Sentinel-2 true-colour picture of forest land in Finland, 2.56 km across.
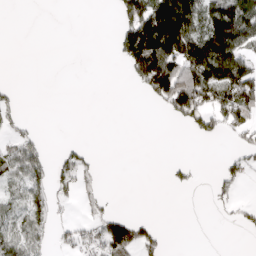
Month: April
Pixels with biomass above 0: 35%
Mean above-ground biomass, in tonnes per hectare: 47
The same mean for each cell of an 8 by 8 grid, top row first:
0 0 0 18 156 211 98 139
0 0 0 19 217 160 137 90
2 0 0 0 86 135 126 140
25 0 0 0 0 72 113 114
59 15 15 0 0 0 5 39
66 64 51 0 0 18 4 44
60 77 14 18 0 0 6 29
91 44 59 124 62 0 0 1
